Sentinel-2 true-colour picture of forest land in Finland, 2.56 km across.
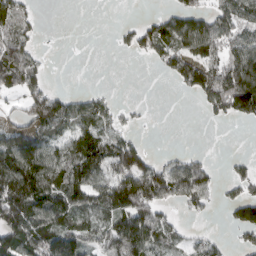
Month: March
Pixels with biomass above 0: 57%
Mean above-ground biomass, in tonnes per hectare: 72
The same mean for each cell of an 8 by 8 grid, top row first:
83 1 0 0 16 78 77 100
124 7 0 10 64 86 83 87
94 33 0 0 0 48 113 144
32 153 83 43 7 0 38 84
103 75 86 90 39 1 0 0
202 131 105 119 183 122 78 44
177 126 94 115 152 41 31 89
121 117 98 121 122 46 36 29
